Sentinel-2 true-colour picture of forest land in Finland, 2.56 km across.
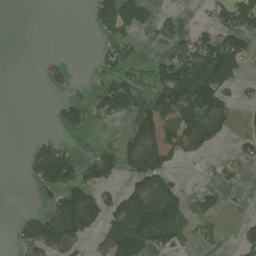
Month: July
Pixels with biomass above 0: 43%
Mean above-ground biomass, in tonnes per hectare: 60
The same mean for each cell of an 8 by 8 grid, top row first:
0 0 0 128 80 22 32 144
0 0 0 42 18 53 108 76
0 25 5 56 29 153 155 46
0 6 70 74 92 135 108 15
0 59 6 32 139 90 58 29
1 142 85 53 141 40 13 23
3 45 177 83 194 110 58 9
35 138 76 98 132 70 29 30
